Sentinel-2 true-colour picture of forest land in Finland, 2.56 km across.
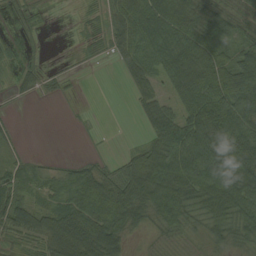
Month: August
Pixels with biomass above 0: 74%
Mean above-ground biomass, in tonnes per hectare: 52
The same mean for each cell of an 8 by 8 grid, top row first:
18 6 9 36 83 85 61 61
8 3 11 29 66 83 75 58
21 16 3 1 47 77 101 102
4 0 4 0 39 57 122 97
15 0 2 1 38 85 110 97
35 26 57 48 115 92 104 102
72 47 83 107 85 88 63 79
30 79 120 93 8 18 34 38
